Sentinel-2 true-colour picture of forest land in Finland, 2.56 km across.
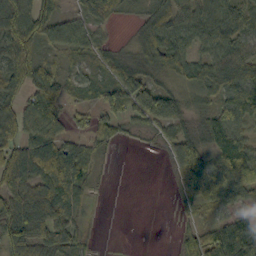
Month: October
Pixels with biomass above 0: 74%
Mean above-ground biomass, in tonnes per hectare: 59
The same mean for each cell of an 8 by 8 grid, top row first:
94 66 38 47 28 80 89 68
105 43 50 22 32 61 56 70
89 80 26 16 8 10 69 99
77 98 34 48 87 66 38 94
88 94 45 33 8 76 55 97
109 100 83 3 0 47 98 100
106 111 52 0 0 16 42 42
108 97 43 0 0 24 82 116
